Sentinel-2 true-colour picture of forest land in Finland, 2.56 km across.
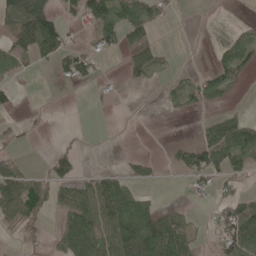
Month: May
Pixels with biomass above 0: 42%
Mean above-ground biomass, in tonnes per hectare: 40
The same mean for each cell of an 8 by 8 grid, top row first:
108 96 44 84 76 5 1 1
65 79 29 32 68 2 3 47
15 1 37 4 31 14 52 22
13 1 0 0 0 11 17 18
20 2 7 0 0 18 69 87
98 57 39 36 29 6 42 33
106 56 88 78 61 18 10 68
8 23 140 77 127 94 10 94
